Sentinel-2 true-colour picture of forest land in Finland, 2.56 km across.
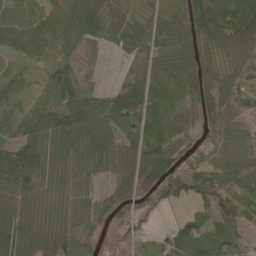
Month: May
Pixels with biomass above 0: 91%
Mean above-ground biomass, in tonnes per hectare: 70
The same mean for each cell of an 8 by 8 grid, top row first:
79 66 72 57 51 75 103 103
49 56 50 40 72 70 75 82
42 47 64 6 68 80 76 66
39 74 90 86 94 83 91 60
70 95 86 69 84 60 45 47
107 64 55 55 96 92 61 75
68 46 67 86 59 31 90 72
99 84 81 69 29 93 90 71
